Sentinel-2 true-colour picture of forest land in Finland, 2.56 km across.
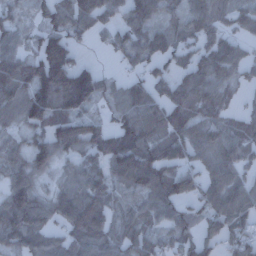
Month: December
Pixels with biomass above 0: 83%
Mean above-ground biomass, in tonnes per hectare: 85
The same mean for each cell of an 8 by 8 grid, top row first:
39 65 107 58 93 49 92 60
70 127 38 50 91 81 76 49
122 183 159 35 58 80 100 51
83 143 95 49 103 106 77 42
46 120 139 125 135 95 78 96
74 51 81 83 127 92 70 59
118 79 126 69 76 69 71 81
86 71 101 84 87 77 53 85
